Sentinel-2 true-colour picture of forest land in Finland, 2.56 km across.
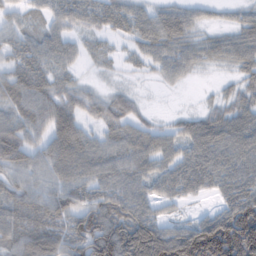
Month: February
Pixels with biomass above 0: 83%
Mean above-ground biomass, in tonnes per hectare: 56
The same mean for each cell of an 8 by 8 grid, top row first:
29 30 40 48 44 50 16 23
44 46 24 12 37 47 37 54
62 43 17 5 5 22 3 28
51 66 47 52 16 11 31 46
88 59 72 48 58 42 79 70
47 52 59 58 51 56 60 61
62 63 64 77 46 16 17 110
63 79 94 139 125 115 233 260
